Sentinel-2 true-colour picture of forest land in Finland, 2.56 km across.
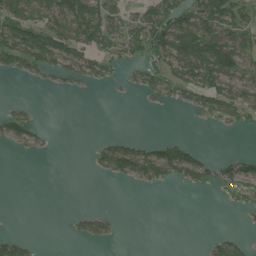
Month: July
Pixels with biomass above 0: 40%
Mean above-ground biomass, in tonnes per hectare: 41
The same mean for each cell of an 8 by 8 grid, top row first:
98 74 133 77 68 92 104 65
120 117 87 54 74 124 136 92
14 24 45 23 43 62 79 75
28 0 0 0 4 9 55 62
30 9 0 41 32 63 1 0
0 0 0 43 73 62 46 66
0 0 6 4 0 0 0 23
45 0 19 17 0 0 14 23
